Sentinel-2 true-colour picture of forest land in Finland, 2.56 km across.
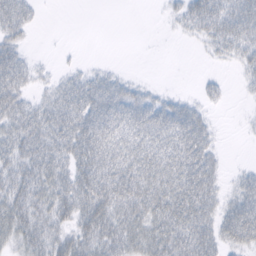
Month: February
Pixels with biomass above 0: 69%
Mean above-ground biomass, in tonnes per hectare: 35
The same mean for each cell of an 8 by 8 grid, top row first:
53 1 0 0 0 20 65 62
36 0 2 0 0 0 15 41
52 13 27 31 7 0 12 10
47 36 56 65 61 53 17 2
42 44 65 53 43 56 40 1
44 45 59 59 58 61 54 17
46 42 53 56 50 55 38 58
29 39 40 45 46 54 51 41
